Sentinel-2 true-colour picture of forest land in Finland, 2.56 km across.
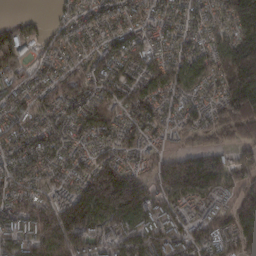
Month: February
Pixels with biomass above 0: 92%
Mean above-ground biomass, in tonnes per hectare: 112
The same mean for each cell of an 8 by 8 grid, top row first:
33 24 83 83 70 72 76 165
172 76 71 82 90 90 90 233
122 81 98 111 89 112 81 249
96 91 98 77 118 71 77 156
95 95 62 68 67 25 52 66
85 78 98 280 110 228 220 103
97 124 236 278 154 87 68 149
105 143 163 106 132 108 118 121
